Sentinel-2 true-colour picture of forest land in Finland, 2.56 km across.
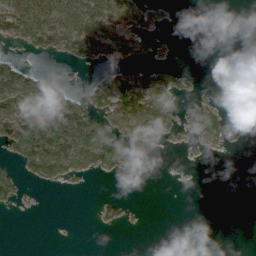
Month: March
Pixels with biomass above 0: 35%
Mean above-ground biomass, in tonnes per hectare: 28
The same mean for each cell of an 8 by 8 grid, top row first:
85 80 96 88 35 4 0 0
15 41 68 64 17 4 0 0
61 31 4 33 32 29 0 0
70 92 80 79 63 23 49 0
55 95 93 88 20 10 35 7
28 49 24 20 10 0 0 0
9 0 0 22 3 0 0 0
0 0 0 0 0 0 0 0
